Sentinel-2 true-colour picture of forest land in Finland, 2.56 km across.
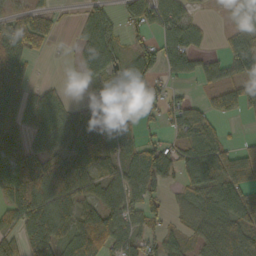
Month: October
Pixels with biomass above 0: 71%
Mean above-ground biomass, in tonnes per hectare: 55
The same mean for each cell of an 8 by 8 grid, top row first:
44 44 21 35 75 79 8 52
71 23 47 56 58 72 19 84
65 6 20 62 79 33 41 76
69 75 34 76 36 47 43 43
64 65 70 47 40 36 71 25
99 89 70 30 76 40 61 76
77 79 55 67 54 21 53 65
51 86 75 78 52 27 59 67
